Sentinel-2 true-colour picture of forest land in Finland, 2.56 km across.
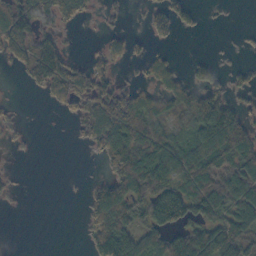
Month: October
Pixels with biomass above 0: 54%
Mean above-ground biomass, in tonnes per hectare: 55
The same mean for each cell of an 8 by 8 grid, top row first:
120 86 47 14 19 59 7 0
78 105 2 47 22 10 1 7
5 98 75 54 34 49 51 26
11 3 42 111 95 99 161 55
9 0 11 99 97 84 120 92
7 0 1 66 146 88 96 87
2 0 7 130 62 120 78 77
0 0 3 152 78 68 87 71
